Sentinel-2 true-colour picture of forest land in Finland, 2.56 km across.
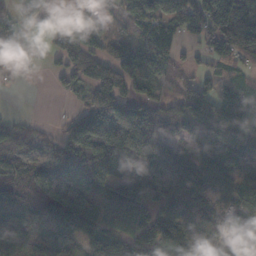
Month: November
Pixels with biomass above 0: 81%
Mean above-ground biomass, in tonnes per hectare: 96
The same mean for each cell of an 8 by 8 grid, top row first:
63 72 53 49 111 109 122 145
67 47 137 82 84 65 53 108
13 11 92 157 85 49 52 73
7 1 63 113 72 78 89 111
72 34 106 181 131 67 79 94
107 142 149 119 119 126 89 120
111 123 156 81 93 132 127 107
143 139 125 77 138 186 150 87
